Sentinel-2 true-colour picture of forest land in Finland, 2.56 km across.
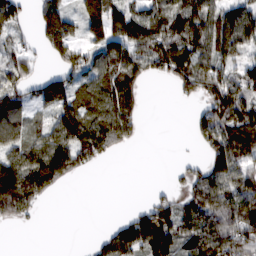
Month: February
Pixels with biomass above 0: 66%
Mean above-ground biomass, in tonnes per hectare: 75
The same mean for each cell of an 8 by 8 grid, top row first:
73 97 75 113 77 97 103 95
53 63 63 104 108 121 88 83
77 76 73 108 63 66 91 97
79 50 116 139 37 1 77 104
74 107 121 80 6 2 63 142
130 125 20 0 0 14 89 117
86 6 0 0 33 86 123 151
0 0 0 90 106 92 140 140
